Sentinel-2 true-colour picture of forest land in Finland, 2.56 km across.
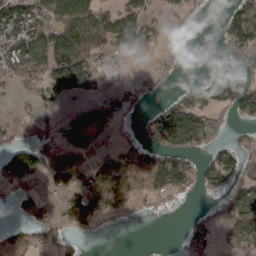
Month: March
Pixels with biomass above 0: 51%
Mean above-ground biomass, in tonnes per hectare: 61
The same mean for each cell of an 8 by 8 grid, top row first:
127 104 146 92 84 28 5 66
105 139 159 80 75 13 0 47
69 99 130 12 19 11 83 84
11 22 48 56 24 145 91 37
62 32 78 16 64 118 54 25
98 57 63 131 76 146 49 57
30 34 119 74 12 4 23 82
24 35 16 1 1 7 67 56
